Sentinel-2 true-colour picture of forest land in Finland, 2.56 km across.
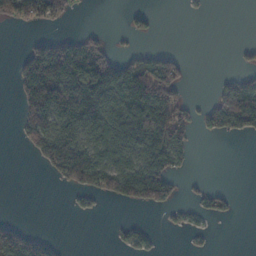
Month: November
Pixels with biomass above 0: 39%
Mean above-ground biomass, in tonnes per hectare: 48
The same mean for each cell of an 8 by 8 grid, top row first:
87 85 6 0 23 0 3 0
3 87 84 39 12 7 0 13
44 146 119 107 115 83 2 50
23 137 95 89 91 72 52 181
8 127 120 86 79 72 0 1
0 18 126 111 95 36 4 0
0 0 15 4 27 32 43 4
104 32 0 9 38 0 10 0
